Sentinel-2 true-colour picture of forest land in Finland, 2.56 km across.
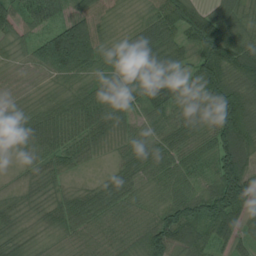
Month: July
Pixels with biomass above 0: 97%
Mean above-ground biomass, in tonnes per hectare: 67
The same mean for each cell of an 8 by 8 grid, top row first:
64 72 76 31 37 113 83 59
33 153 175 35 65 60 123 91
30 32 49 60 78 70 108 68
40 60 67 59 43 70 65 132
39 59 49 26 55 73 65 124
19 35 20 38 63 65 59 132
30 40 78 81 52 90 96 93
39 23 53 59 83 114 73 45
